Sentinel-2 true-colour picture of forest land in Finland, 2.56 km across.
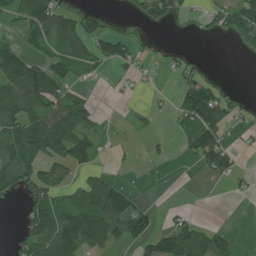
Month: July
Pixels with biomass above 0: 47%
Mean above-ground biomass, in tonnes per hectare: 48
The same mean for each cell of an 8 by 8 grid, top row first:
47 84 50 8 48 26 34 89
63 50 64 58 18 12 0 13
117 99 19 5 12 24 47 0
79 108 85 1 17 31 111 26
77 97 90 12 9 9 111 11
95 64 25 22 0 0 19 16
5 93 79 174 40 10 0 1
30 96 86 69 80 105 76 12
